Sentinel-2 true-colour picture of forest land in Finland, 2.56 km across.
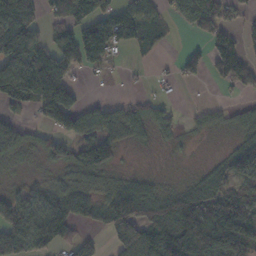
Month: November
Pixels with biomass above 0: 66%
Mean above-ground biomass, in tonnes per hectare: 66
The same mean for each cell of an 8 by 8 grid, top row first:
129 36 90 75 71 41 83 32
138 72 113 72 31 6 48 58
124 142 16 4 6 31 39 77
27 91 80 50 56 21 27 32
58 55 69 67 13 15 4 60
22 35 67 38 33 11 59 100
83 87 63 108 82 107 88 97
92 83 53 62 136 151 161 128
